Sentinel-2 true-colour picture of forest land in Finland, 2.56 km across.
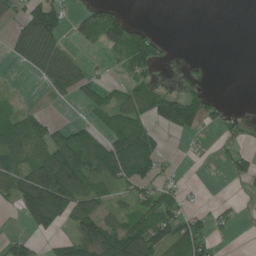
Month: June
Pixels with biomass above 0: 49%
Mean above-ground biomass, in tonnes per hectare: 60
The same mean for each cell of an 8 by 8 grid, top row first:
41 125 33 57 0 0 0 0
59 122 17 52 83 2 0 0
2 84 82 14 45 7 12 0
37 12 12 86 105 146 69 9
95 96 129 121 139 1 8 23
83 186 148 99 95 22 0 23
46 210 129 59 70 63 16 15
41 23 125 157 148 106 51 0
